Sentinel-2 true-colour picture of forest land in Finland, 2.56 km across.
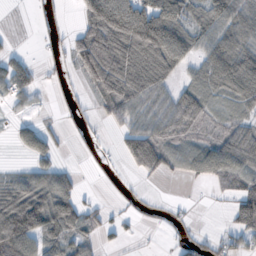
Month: October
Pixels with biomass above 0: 61%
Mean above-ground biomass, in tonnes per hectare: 59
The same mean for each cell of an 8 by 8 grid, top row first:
3 15 52 180 147 94 74 81
11 15 100 181 170 114 63 79
75 15 33 153 135 48 65 95
15 5 17 59 59 76 41 29
24 37 10 8 121 35 40 87
44 60 15 11 37 15 55 59
164 115 64 17 13 11 1 86
147 60 50 18 3 16 36 34
